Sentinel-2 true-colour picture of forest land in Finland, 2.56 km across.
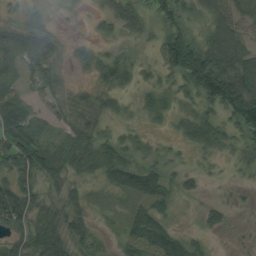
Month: August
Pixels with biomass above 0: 75%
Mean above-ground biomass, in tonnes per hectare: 40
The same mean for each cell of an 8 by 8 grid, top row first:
9 22 6 46 30 59 40 43
58 52 17 17 7 99 71 70
36 41 7 42 15 39 122 91
95 26 48 27 17 21 29 89
87 49 63 38 14 12 36 30
64 47 29 50 61 21 9 7
103 39 32 15 45 17 18 8
49 74 26 11 59 42 13 4
